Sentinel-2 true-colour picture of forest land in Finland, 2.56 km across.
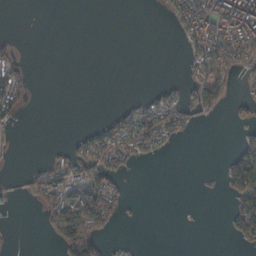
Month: October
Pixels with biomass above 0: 30%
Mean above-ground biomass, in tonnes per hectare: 37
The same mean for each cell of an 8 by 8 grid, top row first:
0 0 0 0 0 55 114 162
23 0 0 0 0 1 120 141
97 0 0 0 0 10 110 27
57 0 0 15 94 90 36 18
7 3 42 95 91 22 0 29
6 88 83 70 0 0 2 108
6 70 112 76 2 0 0 67
0 12 154 18 1 0 0 30
